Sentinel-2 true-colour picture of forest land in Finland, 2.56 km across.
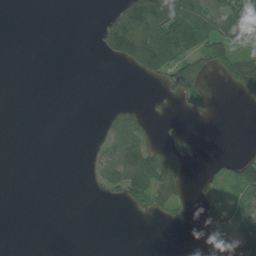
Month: July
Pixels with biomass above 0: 29%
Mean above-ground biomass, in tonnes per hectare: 35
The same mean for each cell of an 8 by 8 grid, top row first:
0 0 0 48 173 139 91 149
0 0 0 79 189 122 90 86
0 0 0 0 20 85 28 80
0 0 0 17 17 5 8 1
0 0 0 38 56 52 0 2
0 0 1 56 118 82 25 67
0 0 0 2 33 41 41 43
0 0 0 0 0 0 18 114
